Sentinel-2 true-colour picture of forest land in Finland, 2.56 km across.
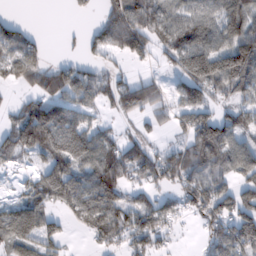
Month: February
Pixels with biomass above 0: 67%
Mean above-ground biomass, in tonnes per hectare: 73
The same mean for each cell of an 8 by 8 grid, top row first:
13 0 12 78 100 71 81 110
83 20 23 70 66 111 121 137
52 78 94 65 50 43 130 112
40 116 67 42 60 61 63 56
88 124 111 74 63 36 143 80
15 120 96 127 77 87 95 70
74 58 86 102 71 45 83 83
95 66 4 55 71 13 47 104
